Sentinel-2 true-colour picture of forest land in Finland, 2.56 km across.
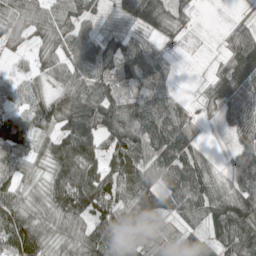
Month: May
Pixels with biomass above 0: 87%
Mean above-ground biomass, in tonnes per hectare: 86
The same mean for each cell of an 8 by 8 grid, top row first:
69 71 81 30 106 72 0 18
26 54 85 84 71 10 4 103
42 49 93 85 126 24 39 132
66 90 132 114 107 85 25 87
94 69 139 109 102 117 16 50
68 69 103 93 92 104 94 79
105 92 131 113 188 76 119 156
165 105 112 141 107 79 101 158
